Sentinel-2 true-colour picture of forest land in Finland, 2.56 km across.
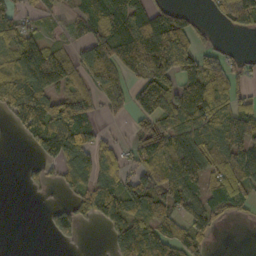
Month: October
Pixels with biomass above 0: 66%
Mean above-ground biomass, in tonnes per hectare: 86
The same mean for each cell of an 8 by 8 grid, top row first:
55 28 54 126 102 81 20 116
90 84 57 159 205 245 46 11
172 133 68 122 124 130 135 47
83 123 139 34 90 127 130 83
4 111 105 35 85 99 115 112
2 29 75 78 119 105 73 96
0 28 73 137 116 80 87 37
0 15 29 60 179 136 60 0
